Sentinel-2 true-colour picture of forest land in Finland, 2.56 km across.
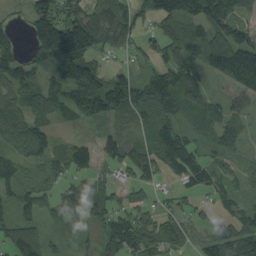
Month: September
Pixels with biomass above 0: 80%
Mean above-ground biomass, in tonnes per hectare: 84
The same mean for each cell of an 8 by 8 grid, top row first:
15 170 117 131 67 138 159 86
50 209 194 57 59 80 116 151
101 59 158 102 77 119 44 149
93 115 79 117 93 78 67 44
72 82 53 72 70 134 42 36
30 51 68 47 79 73 83 29
75 59 101 71 50 40 28 54
102 47 13 94 110 62 67 87
